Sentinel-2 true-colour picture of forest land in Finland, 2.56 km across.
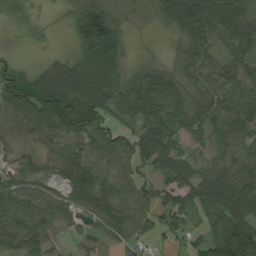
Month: August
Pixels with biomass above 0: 85%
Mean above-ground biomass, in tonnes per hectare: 56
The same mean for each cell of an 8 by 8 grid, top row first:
30 5 83 53 8 69 81 72
2 7 73 107 3 15 56 53
60 72 92 60 52 47 54 59
43 111 138 41 74 66 55 68
16 39 75 66 85 35 33 30
43 22 74 63 34 81 57 47
54 53 57 62 58 80 62 75
49 30 15 30 42 33 70 180
